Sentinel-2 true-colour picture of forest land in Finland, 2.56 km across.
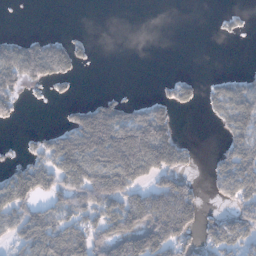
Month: January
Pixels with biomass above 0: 47%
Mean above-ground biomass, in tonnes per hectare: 59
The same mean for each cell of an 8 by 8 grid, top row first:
0 0 0 0 0 0 0 8
80 81 25 0 0 0 0 0
88 64 10 0 0 31 11 32
33 0 63 100 63 43 21 93
7 76 141 175 175 94 0 73
109 95 115 146 90 100 25 106
118 68 79 91 126 170 15 62
49 88 90 101 138 100 54 69
